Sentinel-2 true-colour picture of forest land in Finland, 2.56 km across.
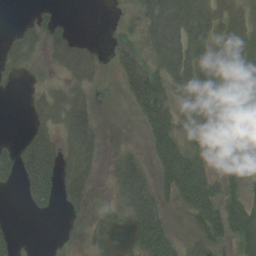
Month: August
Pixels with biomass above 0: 59%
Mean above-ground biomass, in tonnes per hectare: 33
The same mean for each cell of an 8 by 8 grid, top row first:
2 19 0 6 41 57 53 47
35 34 35 22 29 54 37 53
10 15 34 6 64 53 51 41
0 37 52 0 46 28 38 38
21 53 59 9 14 51 42 19
34 70 55 29 40 75 41 21
1 23 16 20 66 20 68 48
13 3 11 18 50 28 44 41
